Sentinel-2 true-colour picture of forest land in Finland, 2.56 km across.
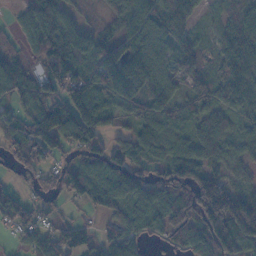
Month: November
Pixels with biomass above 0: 85%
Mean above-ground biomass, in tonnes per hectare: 86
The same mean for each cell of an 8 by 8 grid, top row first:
37 143 36 36 103 109 17 78
45 136 126 94 120 88 29 108
103 111 119 147 135 66 72 82
57 129 125 79 80 72 72 54
74 111 81 56 100 75 111 50
37 56 120 122 84 104 103 41
59 24 34 84 96 104 180 172
29 92 64 79 37 48 127 112
